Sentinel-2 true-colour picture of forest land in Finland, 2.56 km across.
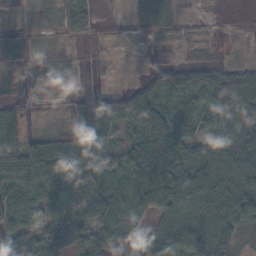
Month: November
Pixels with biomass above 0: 72%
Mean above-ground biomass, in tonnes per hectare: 45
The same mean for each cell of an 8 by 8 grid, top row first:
7 8 40 0 38 28 3 0
51 3 1 0 2 5 11 1
13 6 1 0 27 73 53 46
24 1 42 49 83 74 48 72
47 59 70 26 70 59 51 71
66 73 77 58 72 68 71 80
57 65 76 83 54 87 76 74
67 72 47 62 70 73 77 21
